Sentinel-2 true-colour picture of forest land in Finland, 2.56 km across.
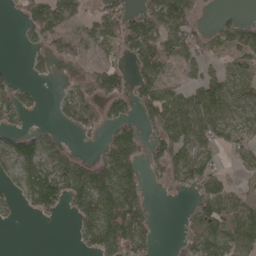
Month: April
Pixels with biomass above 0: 58%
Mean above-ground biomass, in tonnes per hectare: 68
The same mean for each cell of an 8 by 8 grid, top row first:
22 127 59 82 108 146 8 29
4 65 62 59 103 106 60 72
27 16 42 105 81 41 66 48
68 6 99 54 69 106 94 51
95 66 7 85 62 100 67 63
60 109 122 130 50 70 98 23
18 73 88 140 72 3 110 82
0 0 44 130 78 25 98 87
